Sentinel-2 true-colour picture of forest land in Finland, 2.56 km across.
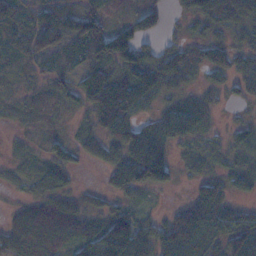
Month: November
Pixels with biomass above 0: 82%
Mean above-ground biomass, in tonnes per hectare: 52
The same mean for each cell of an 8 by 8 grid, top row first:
60 77 85 28 46 14 66 69
53 64 44 106 50 47 65 46
12 25 46 84 84 44 21 41
18 20 27 123 32 59 30 7
11 32 32 54 66 34 27 37
14 61 9 35 106 36 37 38
29 71 48 33 14 31 93 31
93 98 74 148 83 89 71 81
